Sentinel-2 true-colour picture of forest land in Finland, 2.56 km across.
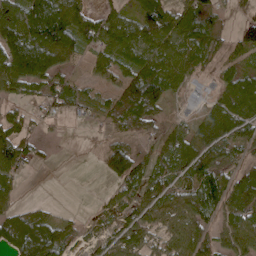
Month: April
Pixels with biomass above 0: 79%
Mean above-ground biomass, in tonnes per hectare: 71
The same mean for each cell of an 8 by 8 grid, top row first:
113 183 86 55 92 85 77 43
164 168 59 74 78 82 77 75
111 81 24 50 144 68 36 91
38 31 26 56 99 19 60 90
80 14 4 66 38 88 105 81
43 3 0 73 83 76 132 72
44 14 3 48 71 70 110 97
74 102 35 59 64 70 82 95
